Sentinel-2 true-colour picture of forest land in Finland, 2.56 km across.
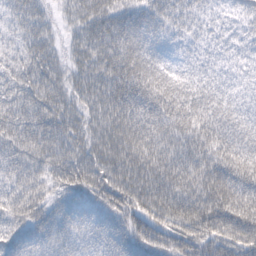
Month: February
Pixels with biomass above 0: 98%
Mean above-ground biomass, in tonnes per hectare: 65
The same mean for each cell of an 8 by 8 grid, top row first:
54 38 48 58 49 39 27 29
44 53 46 69 55 28 27 29
67 79 45 75 71 47 37 30
78 83 56 78 82 73 60 41
76 87 65 75 76 64 73 60
72 62 98 82 78 78 83 84
78 48 60 87 79 88 101 83
61 60 60 116 85 77 86 84
